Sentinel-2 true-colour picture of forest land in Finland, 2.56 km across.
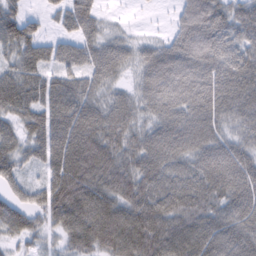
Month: February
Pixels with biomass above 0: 91%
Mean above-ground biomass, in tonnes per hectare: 70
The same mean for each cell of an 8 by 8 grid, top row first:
47 19 68 11 1 5 52 70
62 39 54 60 43 50 52 70
66 50 56 50 56 87 86 93
62 71 81 77 57 78 87 86
56 68 105 87 78 80 79 65
48 49 116 104 95 70 89 90
68 77 107 95 109 89 78 81
42 27 81 114 116 99 93 91
